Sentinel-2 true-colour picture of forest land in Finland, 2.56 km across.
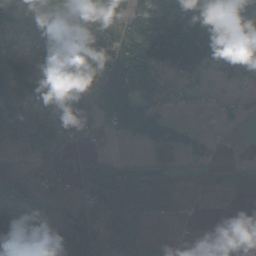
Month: October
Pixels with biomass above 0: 71%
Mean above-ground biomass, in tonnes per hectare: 93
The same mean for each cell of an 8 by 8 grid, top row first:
85 134 130 234 106 226 213 130
116 153 111 144 252 276 288 206
101 112 64 191 209 77 60 90
70 65 68 142 152 32 37 47
38 47 18 14 65 84 47 5
41 25 53 73 72 37 40 37
116 53 54 110 59 21 1 1
158 64 128 85 53 1 1 0
